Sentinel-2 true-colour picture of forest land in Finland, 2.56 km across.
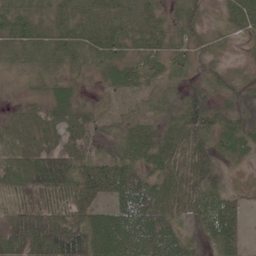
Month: June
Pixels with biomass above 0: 88%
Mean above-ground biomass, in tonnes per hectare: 46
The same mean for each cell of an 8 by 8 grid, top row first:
55 34 48 44 42 33 18 59
47 45 47 48 37 29 27 6
10 23 14 33 29 22 36 20
21 31 38 14 23 50 69 37
59 34 33 25 43 45 42 35
71 132 71 76 39 54 41 5
64 80 54 46 71 48 62 42
85 115 111 85 73 52 38 49
